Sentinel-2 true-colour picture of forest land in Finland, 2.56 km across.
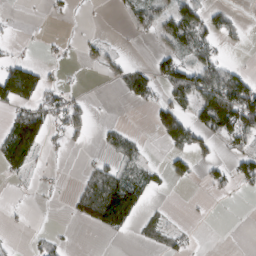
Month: March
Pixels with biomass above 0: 34%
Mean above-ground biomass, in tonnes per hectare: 35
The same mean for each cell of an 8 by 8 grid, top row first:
2 4 2 3 41 62 39 11
6 6 13 12 1 49 56 6
153 27 3 16 60 92 85 68
51 62 35 1 6 89 100 153
97 24 8 33 14 52 46 52
18 7 22 69 49 38 21 45
2 2 73 166 36 1 1 0
2 21 1 6 22 28 0 0
